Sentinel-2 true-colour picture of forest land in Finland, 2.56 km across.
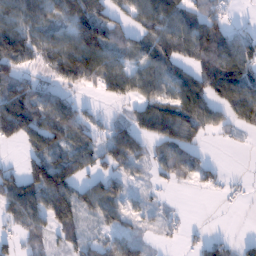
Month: January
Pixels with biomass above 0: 69%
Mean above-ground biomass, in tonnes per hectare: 61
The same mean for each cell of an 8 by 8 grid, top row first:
101 86 124 52 90 94 63 5
122 85 130 65 50 71 94 82
66 32 80 93 72 79 96 129
115 86 35 8 65 90 69 82
36 77 56 74 48 85 12 8
48 157 61 50 18 51 29 5
71 101 84 61 23 6 0 4
33 27 42 40 22 14 30 16
